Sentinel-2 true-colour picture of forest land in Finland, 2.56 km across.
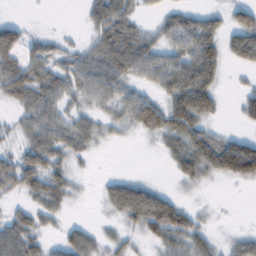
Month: February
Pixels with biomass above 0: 69%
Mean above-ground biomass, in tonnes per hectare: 40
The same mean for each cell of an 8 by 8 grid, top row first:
4 1 8 76 15 39 34 41
51 27 25 75 56 40 63 59
72 51 44 59 29 67 63 5
23 50 29 33 75 83 49 24
21 62 42 12 4 51 69 56
67 62 13 15 9 27 39 52
21 43 3 35 100 61 5 0
79 23 48 25 24 49 30 29
